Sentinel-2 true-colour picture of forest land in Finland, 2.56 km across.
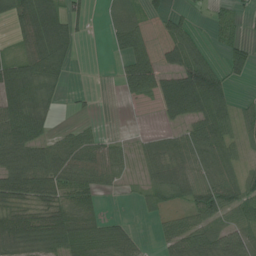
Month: July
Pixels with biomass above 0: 68%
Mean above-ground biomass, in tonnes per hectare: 47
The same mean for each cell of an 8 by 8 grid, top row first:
53 92 32 25 65 29 14 23
23 86 12 15 98 85 25 37
71 59 0 2 74 80 106 21
72 35 5 0 2 60 84 28
86 52 59 25 18 40 79 29
87 88 69 36 21 49 51 34
55 55 60 0 8 20 61 50
65 68 64 61 15 54 68 70
